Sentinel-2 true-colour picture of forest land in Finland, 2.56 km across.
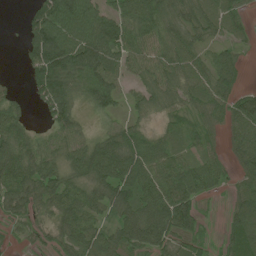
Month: June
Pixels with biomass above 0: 81%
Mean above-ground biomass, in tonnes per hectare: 60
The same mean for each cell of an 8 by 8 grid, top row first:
1 109 117 72 88 54 45 33
5 135 120 87 69 67 33 18
7 118 85 80 56 69 62 35
48 50 37 39 40 38 48 78
71 37 53 72 70 39 33 79
88 73 51 87 92 88 65 37
52 42 87 62 88 115 7 54
14 21 68 67 84 57 17 57
